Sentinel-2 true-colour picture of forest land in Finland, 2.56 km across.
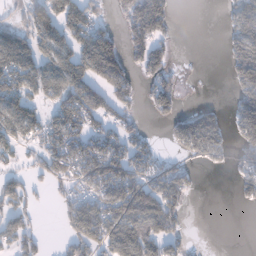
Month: January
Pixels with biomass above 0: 56%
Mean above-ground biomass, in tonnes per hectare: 75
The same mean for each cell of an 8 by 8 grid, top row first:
26 111 117 33 166 25 0 92
124 105 114 145 115 17 0 105
111 107 122 126 52 41 1 82
112 64 134 69 25 63 58 83
59 90 109 102 63 54 138 64
45 66 99 144 106 87 2 48
69 9 96 120 128 70 0 12
76 13 96 107 112 51 0 0
